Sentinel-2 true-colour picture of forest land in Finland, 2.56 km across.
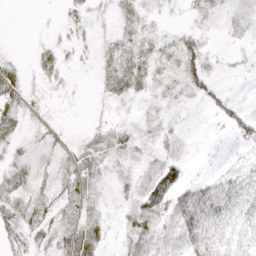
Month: April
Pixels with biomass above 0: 61%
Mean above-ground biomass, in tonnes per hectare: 17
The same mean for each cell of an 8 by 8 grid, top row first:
0 1 10 9 14 2 18 11
1 11 7 13 17 21 12 4
28 15 2 19 19 14 24 4
32 6 1 5 7 5 7 13
16 15 11 18 11 11 2 12
33 17 34 10 19 32 9 18
38 21 24 6 48 40 38 24
34 19 44 8 40 28 30 16
